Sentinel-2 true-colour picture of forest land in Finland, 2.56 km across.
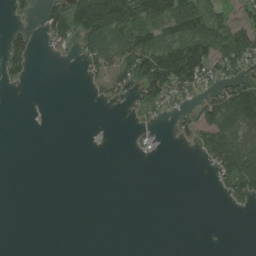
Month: August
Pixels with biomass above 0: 34%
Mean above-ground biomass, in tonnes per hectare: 35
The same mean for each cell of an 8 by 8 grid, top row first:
15 49 125 176 103 119 72 29
54 13 31 66 95 90 93 97
20 0 4 50 110 133 56 67
0 0 0 0 29 26 63 145
0 0 0 0 10 7 71 103
0 0 0 0 0 0 5 122
0 0 0 0 0 0 0 13
0 0 0 0 0 0 0 0
